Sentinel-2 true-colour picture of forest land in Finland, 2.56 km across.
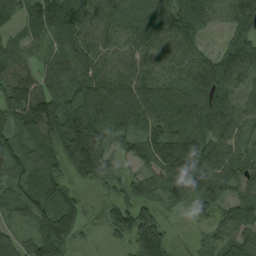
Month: August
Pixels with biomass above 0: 89%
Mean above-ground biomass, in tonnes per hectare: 99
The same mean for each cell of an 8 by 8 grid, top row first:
69 138 91 94 109 135 89 122
72 52 103 74 101 100 58 114
152 87 130 121 128 93 107 90
154 165 148 148 124 119 114 80
78 113 210 90 94 137 102 72
83 116 95 96 67 122 126 79
59 111 56 74 90 27 78 91
70 164 25 34 123 16 47 81
